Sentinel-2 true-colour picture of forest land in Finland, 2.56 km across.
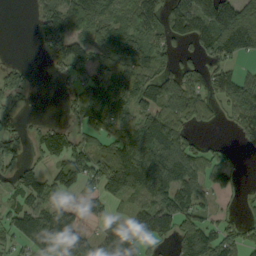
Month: September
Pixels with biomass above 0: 67%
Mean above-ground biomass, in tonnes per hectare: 75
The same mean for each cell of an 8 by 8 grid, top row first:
0 118 113 73 89 110 166 175
0 66 72 99 94 40 79 113
48 4 53 122 101 92 67 59
33 1 80 95 80 89 36 79
59 90 54 74 159 126 23 29
57 59 82 115 147 125 63 17
63 79 40 35 72 99 38 16
51 87 64 91 63 78 110 61
